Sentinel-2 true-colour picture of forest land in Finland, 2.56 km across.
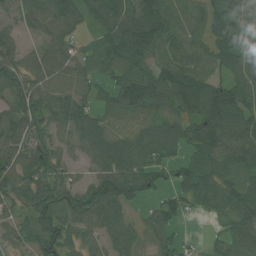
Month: July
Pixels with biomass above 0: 89%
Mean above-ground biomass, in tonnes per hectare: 80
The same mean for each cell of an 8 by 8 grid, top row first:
34 81 70 114 100 54 76 113
62 67 40 77 92 67 82 125
68 97 71 63 87 124 82 105
79 76 83 61 73 88 139 140
81 56 55 87 77 83 102 112
98 90 29 105 93 56 99 86
70 94 105 104 24 59 66 108
64 98 66 80 52 50 17 74
